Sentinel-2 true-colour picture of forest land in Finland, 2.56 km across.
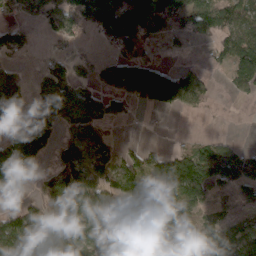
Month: March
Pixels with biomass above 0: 63%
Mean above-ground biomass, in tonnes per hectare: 64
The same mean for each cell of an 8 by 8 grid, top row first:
37 78 110 125 89 62 85 81
62 14 22 40 52 9 22 95
49 66 58 62 127 125 30 52
58 90 100 41 15 38 9 0
96 47 88 37 19 10 41 13
77 64 119 77 93 125 76 62
30 48 134 111 80 94 31 11
88 77 98 93 53 44 66 70
